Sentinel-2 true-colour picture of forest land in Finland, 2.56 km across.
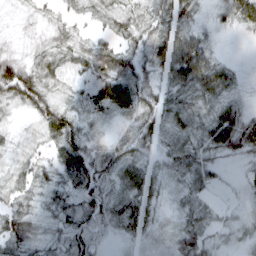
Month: March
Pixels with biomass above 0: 88%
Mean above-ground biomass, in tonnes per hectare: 36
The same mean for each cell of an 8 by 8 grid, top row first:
8 12 17 32 33 62 18 53
13 27 33 39 33 80 40 1
66 40 29 74 37 55 58 19
16 52 37 44 41 40 37 38
18 32 56 29 36 39 42 55
33 31 78 43 48 33 32 10
29 32 48 50 51 21 23 11
53 35 46 12 25 39 30 17
